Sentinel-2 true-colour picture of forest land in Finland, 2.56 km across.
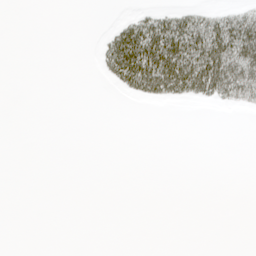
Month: April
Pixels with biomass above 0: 17%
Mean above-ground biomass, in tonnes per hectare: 13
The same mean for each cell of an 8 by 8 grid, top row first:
0 0 0 1 20 31 28 37
0 0 0 41 78 78 78 76
0 0 0 19 67 75 77 83
0 0 0 0 0 0 1 9
0 0 0 0 0 0 0 0
0 0 0 0 0 0 0 0
0 0 0 0 0 0 0 0
0 0 0 0 0 0 0 0
